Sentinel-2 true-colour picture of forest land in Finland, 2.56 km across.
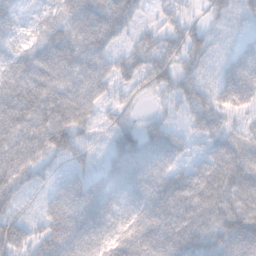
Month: November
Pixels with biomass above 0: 89%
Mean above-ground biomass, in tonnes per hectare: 62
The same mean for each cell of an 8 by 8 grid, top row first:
39 44 79 88 22 36 26 27
28 74 79 42 58 55 42 33
78 87 71 48 60 65 23 72
98 91 79 29 17 27 62 32
83 92 43 40 75 56 35 64
83 29 45 76 75 67 84 92
31 51 104 52 67 93 89 92
71 96 76 49 84 90 75 86
